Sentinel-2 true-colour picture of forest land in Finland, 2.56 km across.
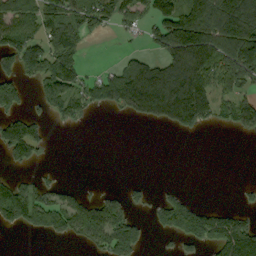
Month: September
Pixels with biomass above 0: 49%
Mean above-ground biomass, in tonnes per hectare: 83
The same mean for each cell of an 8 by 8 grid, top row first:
112 122 140 118 78 129 137 161
149 149 87 1 31 173 165 205
113 112 81 99 180 130 154 137
79 54 76 33 89 134 119 117
176 37 0 0 0 0 0 1
36 17 0 0 2 0 0 0
175 119 94 102 29 131 45 39
0 22 61 154 48 50 119 189
